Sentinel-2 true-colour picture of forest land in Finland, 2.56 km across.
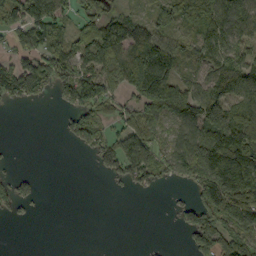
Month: September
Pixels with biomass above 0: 61%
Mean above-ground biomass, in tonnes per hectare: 78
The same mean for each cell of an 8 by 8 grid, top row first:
86 156 68 73 37 100 111 125
65 104 89 117 142 90 125 99
132 120 120 75 157 104 83 131
4 2 89 60 80 122 121 97
3 0 47 87 115 70 152 184
40 0 0 45 92 72 164 241
48 2 0 0 0 33 105 172
0 0 0 0 2 0 120 115
